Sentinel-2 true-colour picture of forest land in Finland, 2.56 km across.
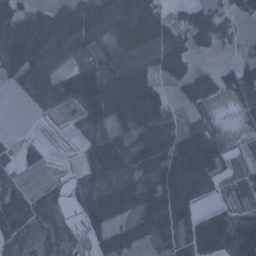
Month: January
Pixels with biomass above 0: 73%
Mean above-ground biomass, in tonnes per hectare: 51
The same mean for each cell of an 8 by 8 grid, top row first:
51 80 85 91 103 35 71 45
71 103 49 40 70 73 55 20
33 61 73 63 64 54 51 90
0 21 46 75 80 22 24 28
15 9 19 68 65 89 83 15
19 6 21 68 53 93 57 36
44 38 32 101 62 74 18 35
19 27 17 40 23 37 82 67
